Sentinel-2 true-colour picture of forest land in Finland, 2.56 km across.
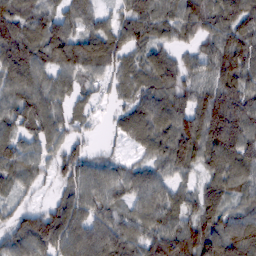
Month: February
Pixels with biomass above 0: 91%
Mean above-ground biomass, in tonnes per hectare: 88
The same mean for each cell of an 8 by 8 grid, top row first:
88 73 80 50 108 94 97 106
116 128 131 102 72 53 60 118
111 77 68 57 76 92 66 100
103 107 44 34 117 106 123 107
87 76 45 15 74 123 128 107
78 44 90 75 79 62 66 84
50 57 95 71 84 71 95 62
95 126 117 116 87 130 119 140
